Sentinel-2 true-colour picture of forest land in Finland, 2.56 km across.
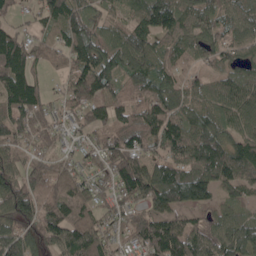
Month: May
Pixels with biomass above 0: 86%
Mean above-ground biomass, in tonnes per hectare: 87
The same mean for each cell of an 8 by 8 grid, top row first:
35 83 78 54 104 106 73 75
116 66 117 93 94 94 81 62
130 28 115 83 97 78 51 80
99 58 62 69 88 94 86 104
71 48 48 74 81 120 134 100
80 95 73 88 112 121 132 114
90 85 95 62 73 82 52 54
102 87 137 68 87 130 96 108
